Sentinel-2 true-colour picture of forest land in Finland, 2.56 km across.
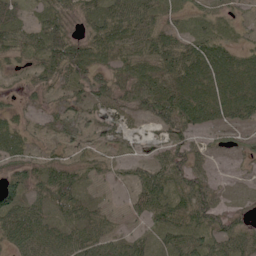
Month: June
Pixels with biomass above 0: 84%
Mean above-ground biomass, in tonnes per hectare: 39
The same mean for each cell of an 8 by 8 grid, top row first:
27 42 35 54 51 19 24 18
41 64 52 47 54 50 47 26
12 38 42 41 44 52 52 57
17 23 35 21 36 79 51 47
31 16 25 24 17 44 22 25
43 44 39 16 43 61 32 8
63 41 46 10 40 52 62 16
55 61 57 37 30 48 51 59
